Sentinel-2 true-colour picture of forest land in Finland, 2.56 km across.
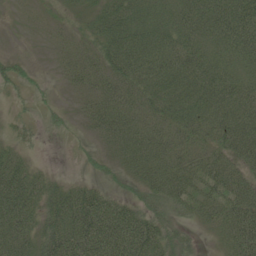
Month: June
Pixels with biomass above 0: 79%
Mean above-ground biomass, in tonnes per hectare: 47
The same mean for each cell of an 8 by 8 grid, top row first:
2 6 16 59 53 55 64 82
1 6 28 59 67 71 52 69
32 5 36 54 58 67 70 54
8 13 16 61 45 52 60 70
19 3 7 32 53 50 43 70
59 23 9 16 42 59 62 51
77 51 89 71 42 36 44 77
63 60 97 99 84 34 6 84
